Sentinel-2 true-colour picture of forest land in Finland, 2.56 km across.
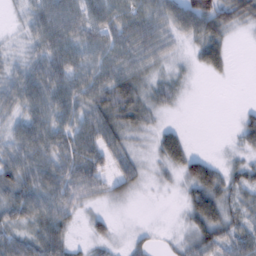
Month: February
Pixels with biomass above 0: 79%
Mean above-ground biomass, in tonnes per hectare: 39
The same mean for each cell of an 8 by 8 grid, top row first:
9 51 45 53 51 55 105 56
12 51 50 53 52 17 69 1
43 57 49 63 39 23 9 0
33 51 48 67 46 9 0 11
41 52 60 48 16 52 0 24
57 54 60 39 26 27 77 37
50 50 28 12 1 6 77 39
46 61 8 25 16 16 58 48
